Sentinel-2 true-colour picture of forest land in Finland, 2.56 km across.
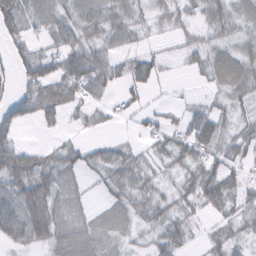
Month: February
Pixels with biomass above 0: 72%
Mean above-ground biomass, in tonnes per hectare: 33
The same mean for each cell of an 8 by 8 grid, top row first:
50 36 41 41 24 29 35 31
26 28 55 25 20 12 34 35
27 47 55 38 48 3 23 51
34 41 25 17 20 11 35 26
33 14 22 24 16 37 44 40
62 50 21 34 32 25 57 28
46 55 22 29 33 35 33 34
36 41 45 28 14 38 21 26
